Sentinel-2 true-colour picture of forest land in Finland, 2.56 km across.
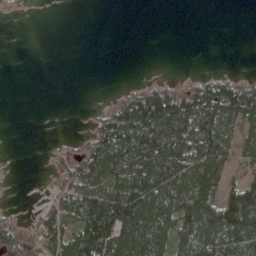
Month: April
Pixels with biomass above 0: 50%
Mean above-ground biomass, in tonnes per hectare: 56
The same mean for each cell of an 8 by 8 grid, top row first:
4 0 0 0 0 0 0 0
0 0 0 0 0 0 0 0
0 0 0 0 10 10 39 34
0 0 1 60 159 129 102 101
0 3 21 129 153 123 121 59
1 12 80 102 131 116 122 34
7 39 98 156 155 114 121 173
58 72 121 140 141 84 132 132
